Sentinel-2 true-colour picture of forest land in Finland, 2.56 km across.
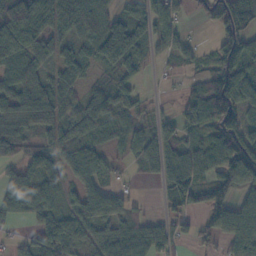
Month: November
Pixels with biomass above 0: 75%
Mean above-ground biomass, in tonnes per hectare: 62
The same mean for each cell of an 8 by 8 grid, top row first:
138 87 96 59 74 47 40 111
116 56 45 127 39 31 16 133
85 51 34 41 14 10 75 129
55 74 56 57 26 26 108 104
52 53 68 29 61 37 47 144
41 56 47 21 20 99 55 123
58 49 28 33 13 46 93 58
18 85 54 81 78 51 43 83
